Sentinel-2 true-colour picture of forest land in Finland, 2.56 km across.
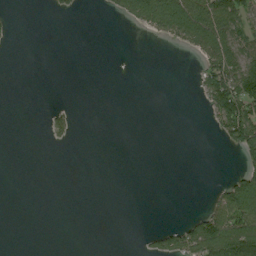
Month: August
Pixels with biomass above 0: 21%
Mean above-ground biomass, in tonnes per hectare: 27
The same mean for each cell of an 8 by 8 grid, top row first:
4 3 6 15 96 133 127 73
1 0 0 0 0 15 90 66
0 0 0 0 0 0 67 110
0 10 3 0 0 0 28 119
0 7 1 0 0 0 0 72
0 0 0 0 0 0 0 57
0 0 0 0 0 0 48 173
0 0 0 0 12 74 168 182
